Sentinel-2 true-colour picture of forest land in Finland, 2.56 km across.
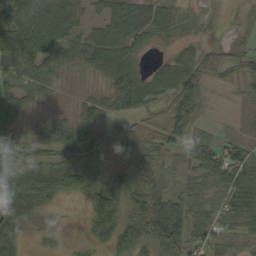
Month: September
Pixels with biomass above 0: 84%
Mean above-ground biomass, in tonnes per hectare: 54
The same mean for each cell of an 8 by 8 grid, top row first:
71 74 37 65 61 34 7 15
57 55 60 73 25 23 29 28
31 36 10 63 54 78 43 40
69 14 39 45 43 109 21 24
62 53 116 68 64 65 48 55
57 71 72 87 82 29 48 63
107 33 9 83 117 68 54 83
69 22 11 55 80 91 51 26
